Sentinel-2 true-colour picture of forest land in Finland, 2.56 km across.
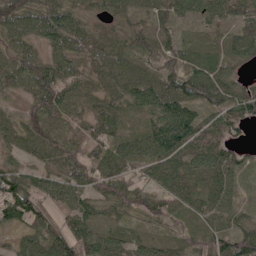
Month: June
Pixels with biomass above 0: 95%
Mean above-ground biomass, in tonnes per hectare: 63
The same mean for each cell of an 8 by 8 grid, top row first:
80 88 56 58 27 55 42 63
61 52 80 65 56 51 47 70
62 81 57 57 67 99 94 38
27 71 47 63 63 122 69 89
49 75 53 66 65 116 103 27
84 53 61 79 43 79 71 37
89 42 64 54 54 46 55 39
29 76 75 59 45 39 70 95
